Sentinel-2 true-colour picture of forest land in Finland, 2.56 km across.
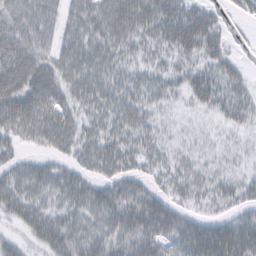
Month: February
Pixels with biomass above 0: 87%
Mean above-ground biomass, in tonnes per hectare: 43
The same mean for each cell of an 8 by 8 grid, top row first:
49 40 53 68 67 62 43 16
72 41 57 53 40 51 49 8
73 61 52 46 39 32 48 30
64 52 38 48 41 14 20 33
33 36 46 47 42 21 16 14
41 45 37 39 33 36 29 24
48 38 42 62 67 38 22 29
27 51 44 42 62 52 72 63
